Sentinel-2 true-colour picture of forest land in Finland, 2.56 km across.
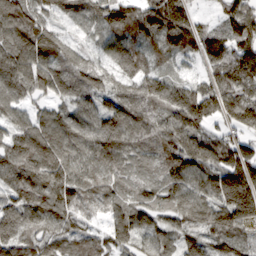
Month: March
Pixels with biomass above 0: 95%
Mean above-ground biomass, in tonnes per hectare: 113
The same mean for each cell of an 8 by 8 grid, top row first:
140 96 84 100 115 80 31 148
135 126 49 96 97 140 115 130
127 136 82 85 114 76 83 149
80 72 102 74 111 148 158 177
116 138 112 127 94 139 146 129
122 140 110 93 66 120 150 228
114 114 79 69 94 112 139 266
126 92 65 81 100 93 122 94
